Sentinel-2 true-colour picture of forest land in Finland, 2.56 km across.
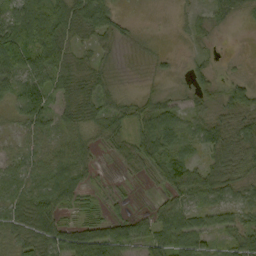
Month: September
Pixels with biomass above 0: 81%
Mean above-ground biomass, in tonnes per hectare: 43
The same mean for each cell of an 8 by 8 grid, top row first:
60 77 88 60 1 8 25 19
95 76 27 18 7 2 9 0
57 41 52 21 6 9 34 26
33 55 57 51 43 39 28 57
17 30 54 31 64 51 51 61
41 52 55 8 27 74 58 42
52 69 31 18 10 54 43 44
51 71 99 95 63 85 42 53
